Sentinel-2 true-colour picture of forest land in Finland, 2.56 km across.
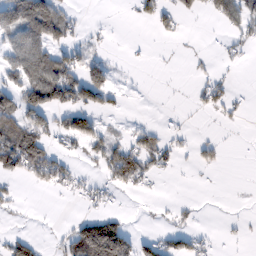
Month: February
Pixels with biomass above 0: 34%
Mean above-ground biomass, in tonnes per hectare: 34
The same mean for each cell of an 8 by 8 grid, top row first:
99 111 11 0 23 38 20 64
70 83 32 6 2 1 2 15
55 107 90 36 1 1 22 1
86 82 68 20 1 3 13 12
117 45 18 36 39 17 24 0
46 63 19 45 41 6 3 0
8 1 10 13 1 14 1 1
32 4 111 181 25 37 14 4
